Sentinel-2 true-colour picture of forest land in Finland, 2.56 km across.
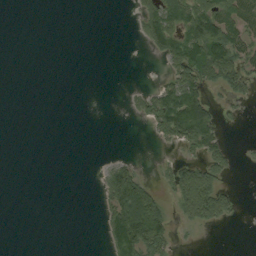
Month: September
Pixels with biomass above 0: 30%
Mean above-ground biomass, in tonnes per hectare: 27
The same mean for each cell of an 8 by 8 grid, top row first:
0 0 0 0 41 74 93 61
0 0 0 0 13 81 101 54
0 0 0 0 0 54 53 44
0 0 0 0 27 134 74 7
0 0 0 0 2 34 73 2
0 0 0 58 24 46 61 3
0 0 0 69 125 25 85 10
0 0 0 66 120 18 0 0
